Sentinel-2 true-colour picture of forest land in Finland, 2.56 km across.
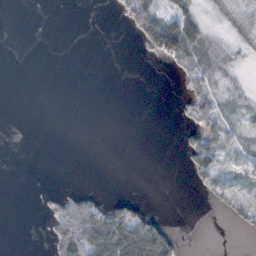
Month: November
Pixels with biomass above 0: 28%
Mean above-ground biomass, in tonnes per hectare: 16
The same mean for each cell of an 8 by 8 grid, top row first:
0 0 0 3 71 33 7 10
0 0 0 0 21 86 18 8
0 0 0 0 0 11 34 7
0 0 0 0 0 5 43 11
0 0 0 0 0 3 47 21
0 0 0 0 0 0 40 20
0 12 80 42 13 0 4 23
0 17 116 80 86 21 0 1
